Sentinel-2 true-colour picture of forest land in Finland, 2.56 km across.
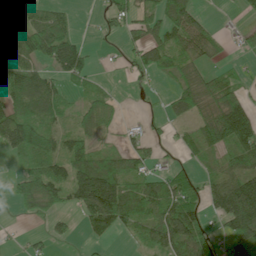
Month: June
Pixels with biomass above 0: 65%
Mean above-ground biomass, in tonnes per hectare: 67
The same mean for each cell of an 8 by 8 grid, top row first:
70 60 6 44 55 114 16 12
99 114 58 5 69 60 54 23
112 55 52 8 15 57 73 27
113 89 60 49 7 52 73 141
105 63 78 17 37 23 72 105
47 125 134 153 63 47 34 91
28 75 86 191 81 119 60 181
3 29 11 25 45 102 68 131
